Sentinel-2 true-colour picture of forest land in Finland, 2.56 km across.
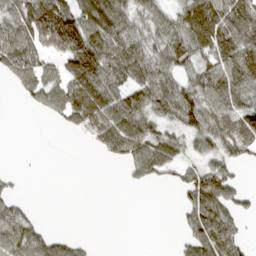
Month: March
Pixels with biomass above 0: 63%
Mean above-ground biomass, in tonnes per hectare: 57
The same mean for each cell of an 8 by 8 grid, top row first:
79 128 96 100 51 62 120 101
98 83 132 92 67 94 126 109
49 65 97 79 78 55 86 89
0 41 86 86 66 75 76 81
0 0 5 69 74 42 46 66
11 0 0 0 46 35 85 16
44 0 0 0 0 17 103 38
83 51 16 0 0 11 88 43
